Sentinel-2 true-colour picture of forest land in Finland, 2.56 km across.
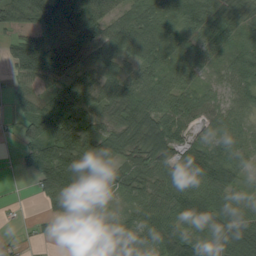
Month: August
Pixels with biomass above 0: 85%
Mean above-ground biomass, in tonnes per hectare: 55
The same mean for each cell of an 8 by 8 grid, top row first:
55 55 72 45 61 67 76 59
45 77 79 63 72 39 51 50
28 51 47 49 53 61 24 55
19 55 60 53 80 77 53 46
17 81 87 63 85 71 57 58
6 80 83 38 59 68 93 35
4 27 37 16 52 67 76 64
17 28 58 67 61 79 43 90
